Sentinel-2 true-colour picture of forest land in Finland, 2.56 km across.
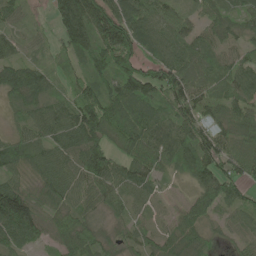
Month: June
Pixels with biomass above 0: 92%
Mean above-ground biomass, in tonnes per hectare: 70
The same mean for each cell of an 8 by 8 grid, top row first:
37 26 137 113 85 52 44 53
43 21 78 150 69 76 58 42
84 63 54 89 121 106 59 85
32 73 109 90 82 83 51 61
63 63 100 58 98 96 89 64
42 69 77 84 72 32 97 64
170 52 61 44 40 29 60 57
85 48 93 34 55 63 33 38
